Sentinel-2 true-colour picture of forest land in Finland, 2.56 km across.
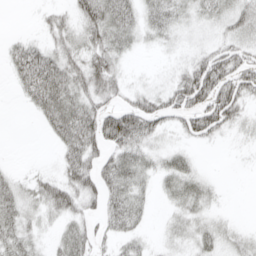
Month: April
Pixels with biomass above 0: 69%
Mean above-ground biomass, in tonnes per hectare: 33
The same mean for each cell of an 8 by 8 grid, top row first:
0 21 40 52 29 30 26 43
25 35 39 47 10 14 28 45
22 70 44 53 9 35 80 57
0 45 55 55 70 43 75 35
0 5 64 60 40 13 12 6
17 26 64 50 32 44 11 0
43 36 39 40 22 23 21 0
49 12 50 25 16 19 30 25
